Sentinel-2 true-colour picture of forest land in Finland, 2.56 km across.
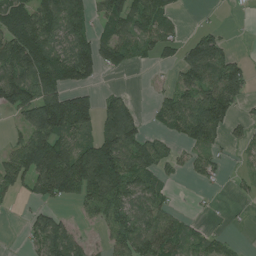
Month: July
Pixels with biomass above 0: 61%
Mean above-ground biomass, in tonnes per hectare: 76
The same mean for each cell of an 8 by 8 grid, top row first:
135 113 92 92 103 32 5 2
133 116 101 99 50 47 106 2
132 127 81 3 1 38 84 92
81 186 162 102 15 103 154 29
49 171 99 147 92 36 70 23
106 163 170 189 93 18 45 17
7 41 30 98 73 22 5 5
3 109 39 60 107 81 46 7
